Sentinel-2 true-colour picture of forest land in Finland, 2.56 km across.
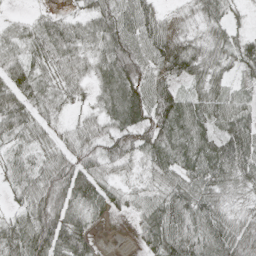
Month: May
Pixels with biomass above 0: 91%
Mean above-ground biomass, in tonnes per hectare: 56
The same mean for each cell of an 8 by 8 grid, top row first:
12 28 32 73 67 18 47 24
36 69 45 70 65 67 48 55
80 44 41 80 74 53 55 28
70 48 24 64 80 84 66 49
34 45 57 68 66 68 61 76
42 67 104 44 33 52 60 57
28 80 61 48 45 67 60 27
70 109 69 1 55 82 79 64
